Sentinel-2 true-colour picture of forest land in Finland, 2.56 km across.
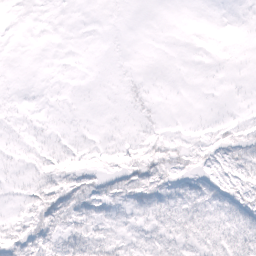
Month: February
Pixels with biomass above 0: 37%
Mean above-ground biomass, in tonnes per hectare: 4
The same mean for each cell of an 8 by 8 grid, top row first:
0 0 0 0 0 0 0 0
0 0 0 0 0 0 0 0
0 0 0 0 1 0 0 0
1 0 0 0 2 0 0 1
1 2 2 2 5 4 4 6
1 5 8 7 12 7 4 5
2 13 9 6 8 11 9 9
10 13 13 9 6 9 8 13
